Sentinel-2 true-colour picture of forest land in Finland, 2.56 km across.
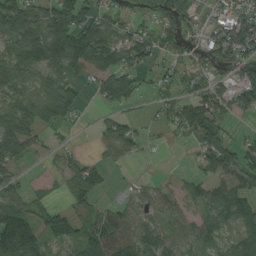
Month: August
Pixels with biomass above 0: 70%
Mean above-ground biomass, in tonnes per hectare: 49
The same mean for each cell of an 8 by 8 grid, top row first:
85 70 70 35 17 31 22 49
52 94 106 84 64 37 44 61
50 43 29 76 19 29 44 44
46 67 26 29 7 41 71 32
73 19 7 60 20 4 71 42
31 10 74 11 6 9 62 107
58 28 30 46 43 34 48 60
162 48 53 127 86 40 37 46
